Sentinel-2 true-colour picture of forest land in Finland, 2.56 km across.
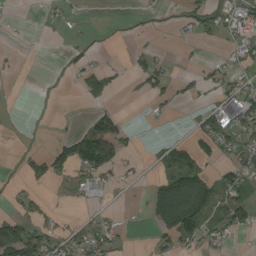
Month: August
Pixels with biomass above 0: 35%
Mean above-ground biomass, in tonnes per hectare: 34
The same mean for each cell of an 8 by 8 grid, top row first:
4 10 5 0 1 4 36 55
6 0 9 3 17 3 5 39
3 0 32 32 57 32 45 38
0 0 3 39 7 10 52 79
2 17 139 147 4 33 54 54
6 57 52 45 10 70 44 72
20 19 6 7 14 123 62 89
155 75 48 44 1 54 41 6
